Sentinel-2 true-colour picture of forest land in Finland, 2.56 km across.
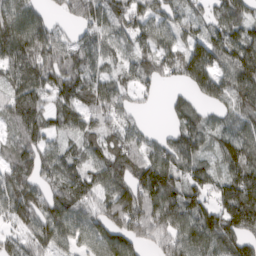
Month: March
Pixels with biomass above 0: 86%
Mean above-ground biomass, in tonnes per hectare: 92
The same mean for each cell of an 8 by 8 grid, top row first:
119 40 67 91 85 67 51 78
126 132 78 62 65 77 122 111
100 115 113 67 59 51 132 126
110 85 94 83 14 53 39 85
97 73 68 96 79 104 61 118
119 88 88 106 129 111 74 108
104 117 102 105 131 119 90 166
51 94 82 118 75 96 122 99
